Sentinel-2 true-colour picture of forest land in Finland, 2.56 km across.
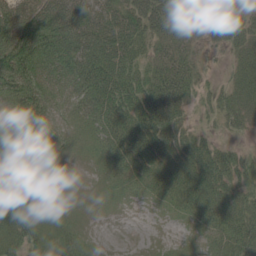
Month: June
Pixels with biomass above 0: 91%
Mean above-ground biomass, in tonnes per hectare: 49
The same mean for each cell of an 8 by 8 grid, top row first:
81 73 74 53 75 84 70 47
118 89 71 67 33 46 25 37
105 47 62 74 56 84 17 40
47 46 36 68 84 59 23 50
37 25 28 51 81 60 40 15
34 27 14 33 47 62 77 43
65 28 22 19 12 38 66 56
53 35 37 2 5 12 33 67
